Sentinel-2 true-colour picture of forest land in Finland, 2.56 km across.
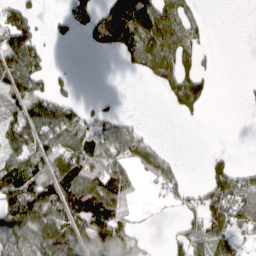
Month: March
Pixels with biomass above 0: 53%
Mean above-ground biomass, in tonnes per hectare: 60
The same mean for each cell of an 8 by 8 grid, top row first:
90 13 51 153 170 78 9 0
105 25 6 50 104 92 20 0
100 50 5 0 14 84 37 3
79 123 56 25 1 27 10 2
79 97 94 96 50 1 0 0
108 95 123 129 34 46 48 60
96 101 123 104 6 26 81 72
78 111 114 133 24 47 92 24
